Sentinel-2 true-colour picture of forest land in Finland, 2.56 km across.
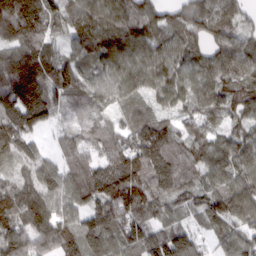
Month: March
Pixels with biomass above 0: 95%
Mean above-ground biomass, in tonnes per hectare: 105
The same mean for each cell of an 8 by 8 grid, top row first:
223 126 104 100 145 84 125 100
109 78 87 112 104 93 94 101
151 126 109 80 101 102 95 117
132 114 53 49 78 67 85 84
134 30 83 102 146 88 93 105
92 107 109 163 154 98 89 104
129 115 88 139 117 63 93 117
127 127 120 106 112 130 36 93
